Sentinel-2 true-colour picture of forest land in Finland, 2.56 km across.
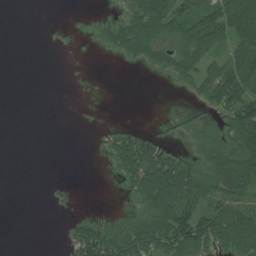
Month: July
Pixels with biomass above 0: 45%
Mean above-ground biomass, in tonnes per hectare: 37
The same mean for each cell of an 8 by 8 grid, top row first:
0 0 1 11 90 70 64 107
0 1 1 28 66 46 82 70
0 0 0 0 1 25 65 118
0 0 0 0 0 4 12 96
0 0 0 28 52 7 38 73
0 0 0 8 92 105 62 111
0 3 2 1 36 107 68 81
0 0 79 68 86 110 93 93
